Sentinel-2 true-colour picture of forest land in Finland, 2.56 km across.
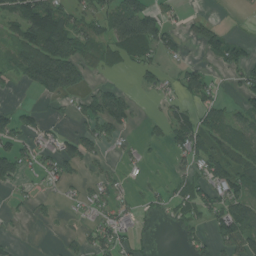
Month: July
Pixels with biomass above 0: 49%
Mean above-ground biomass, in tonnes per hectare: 48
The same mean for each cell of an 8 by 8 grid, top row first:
81 135 71 91 107 26 15 3
59 135 78 63 86 41 39 43
35 132 64 13 20 32 47 38
41 12 34 88 6 43 67 46
56 47 57 25 22 56 63 80
65 31 25 24 11 21 65 79
13 9 18 43 21 31 62 83
11 0 27 54 13 9 40 92
